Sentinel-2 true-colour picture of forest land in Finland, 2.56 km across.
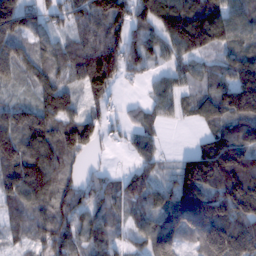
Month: February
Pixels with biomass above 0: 86%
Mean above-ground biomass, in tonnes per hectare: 104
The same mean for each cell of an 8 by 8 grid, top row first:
164 72 105 164 91 158 124 75
103 74 102 128 101 114 110 73
64 88 79 94 34 55 67 127
93 130 64 39 40 50 74 147
132 144 124 19 62 0 100 151
143 133 46 34 62 95 204 219
89 98 93 86 97 194 213 202
44 108 90 84 85 135 182 189
